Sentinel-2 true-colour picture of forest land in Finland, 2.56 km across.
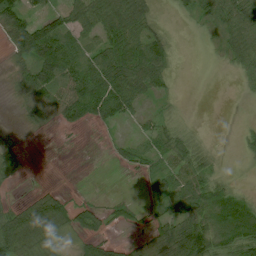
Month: July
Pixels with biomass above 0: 62%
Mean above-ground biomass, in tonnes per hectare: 36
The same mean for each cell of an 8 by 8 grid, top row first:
75 41 49 82 51 9 31 58
57 112 50 70 76 9 2 51
19 84 79 80 54 5 0 13
4 33 58 64 18 3 0 0
12 0 1 9 28 39 7 13
18 0 0 0 20 44 42 2
31 66 26 16 21 37 55 60
80 29 21 16 15 84 76 90
